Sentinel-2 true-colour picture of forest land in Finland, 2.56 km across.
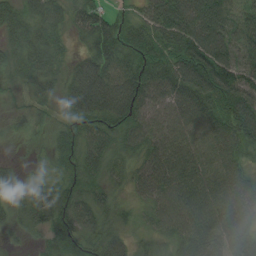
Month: August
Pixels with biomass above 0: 94%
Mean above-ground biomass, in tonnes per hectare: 65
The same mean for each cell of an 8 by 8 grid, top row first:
68 81 59 45 53 99 111 69
62 73 25 85 73 78 102 69
40 60 98 93 97 84 108 97
25 27 85 95 73 71 79 110
10 30 66 46 60 71 73 75
32 35 50 30 62 89 73 66
34 93 82 41 33 79 88 88
12 36 73 43 23 47 72 79
